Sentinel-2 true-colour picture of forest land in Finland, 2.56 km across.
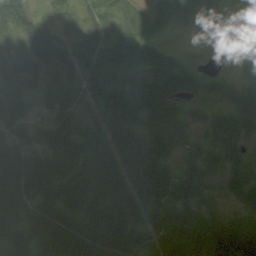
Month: August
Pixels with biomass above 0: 87%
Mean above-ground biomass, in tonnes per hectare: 58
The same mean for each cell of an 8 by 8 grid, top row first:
64 22 22 33 17 35 22 16
36 93 48 45 62 21 4 18
46 37 56 67 37 97 33 35
42 25 38 81 74 30 30 65
57 55 91 80 68 27 37 40
112 93 92 89 103 55 45 67
93 84 83 92 102 63 35 42
72 82 92 91 45 79 83 104
